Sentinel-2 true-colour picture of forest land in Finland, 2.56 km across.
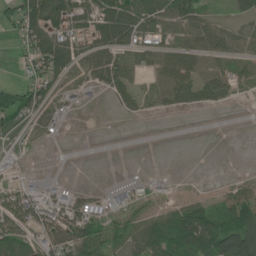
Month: June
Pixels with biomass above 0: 61%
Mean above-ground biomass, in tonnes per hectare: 58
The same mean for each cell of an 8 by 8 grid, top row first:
64 88 57 99 81 99 45 32
28 130 58 81 69 74 83 55
24 84 50 70 32 96 79 54
89 62 18 7 26 22 10 0
17 12 0 0 0 0 0 0
21 22 1 0 19 4 0 13
124 119 100 96 49 61 80 133
110 94 128 63 107 150 156 186
